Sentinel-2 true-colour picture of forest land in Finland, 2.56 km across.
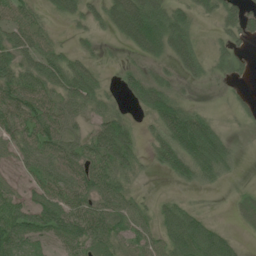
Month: June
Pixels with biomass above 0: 75%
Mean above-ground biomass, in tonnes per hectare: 48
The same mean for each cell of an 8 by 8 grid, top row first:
52 21 38 75 121 62 25 40
72 47 17 4 74 83 14 19
73 68 68 5 57 27 25 12
80 62 40 32 36 88 17 13
45 66 43 93 23 94 114 8
15 48 62 74 11 49 57 9
54 68 66 61 29 42 5 24
73 34 62 59 45 77 85 16
